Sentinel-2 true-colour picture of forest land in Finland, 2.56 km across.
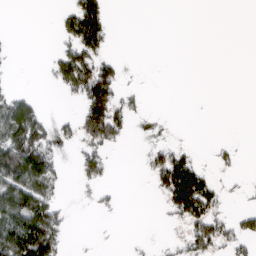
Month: March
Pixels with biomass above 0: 32%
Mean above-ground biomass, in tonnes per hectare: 37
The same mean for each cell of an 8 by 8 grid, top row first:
0 0 123 25 0 0 0 0
5 4 93 20 0 0 0 0
5 11 105 88 2 0 0 0
84 14 47 108 14 0 0 0
121 60 43 54 6 23 3 8
122 77 32 14 11 164 53 6
134 85 3 10 0 79 96 13
150 118 1 1 3 15 92 49
